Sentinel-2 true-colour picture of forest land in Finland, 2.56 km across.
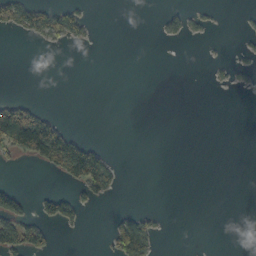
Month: October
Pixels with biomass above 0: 14%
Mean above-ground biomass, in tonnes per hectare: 19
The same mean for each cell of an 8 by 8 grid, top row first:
65 68 35 0 0 24 13 4
0 11 4 0 0 1 1 7
0 0 0 0 0 0 6 9
103 16 0 0 0 0 0 0
123 145 53 1 0 0 0 0
0 12 82 44 0 0 0 0
58 44 31 2 8 0 0 0
66 29 1 50 77 0 0 0
